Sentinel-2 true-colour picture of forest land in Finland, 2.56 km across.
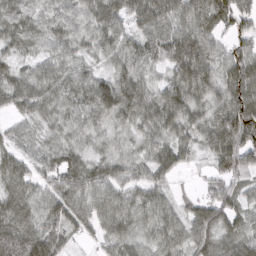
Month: March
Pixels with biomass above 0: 93%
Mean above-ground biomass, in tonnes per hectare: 69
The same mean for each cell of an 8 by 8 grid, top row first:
65 50 61 63 78 80 90 81
48 51 45 60 70 102 85 67
62 81 60 68 66 73 89 112
45 56 67 70 78 87 76 126
43 43 51 45 54 65 67 128
77 51 79 61 50 37 30 83
86 73 75 80 71 45 74 68
125 98 27 61 56 63 76 78
